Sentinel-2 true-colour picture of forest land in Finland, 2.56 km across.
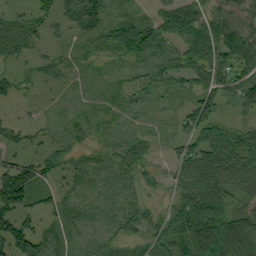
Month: September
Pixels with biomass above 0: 85%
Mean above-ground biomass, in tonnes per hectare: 47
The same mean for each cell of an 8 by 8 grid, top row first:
20 29 77 28 20 91 58 42
38 22 15 38 65 46 91 102
29 22 13 18 35 55 62 84
9 11 21 25 16 24 48 27
38 31 26 32 38 28 20 44
101 39 17 22 43 46 101 82
85 27 18 15 39 64 134 45
120 45 14 24 44 79 155 132
